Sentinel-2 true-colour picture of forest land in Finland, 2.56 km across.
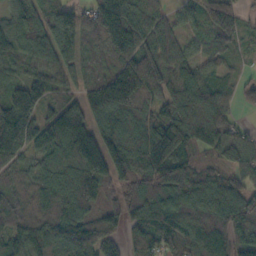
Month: October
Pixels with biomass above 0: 94%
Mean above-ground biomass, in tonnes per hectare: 110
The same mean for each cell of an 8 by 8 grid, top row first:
81 87 94 203 129 46 83 60
75 110 82 130 123 73 57 33
63 112 77 180 177 123 88 35
175 77 140 164 97 135 140 22
160 106 167 154 143 160 99 92
68 113 161 131 119 133 66 74
79 109 126 82 127 128 112 106
124 130 167 75 84 140 166 91
